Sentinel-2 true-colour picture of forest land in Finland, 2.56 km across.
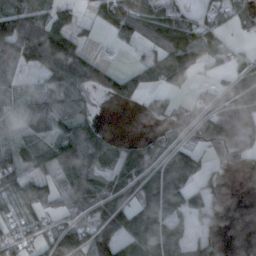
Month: October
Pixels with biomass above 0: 68%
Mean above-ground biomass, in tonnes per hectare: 63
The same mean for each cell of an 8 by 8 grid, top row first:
95 69 24 71 84 70 44 59
84 80 40 6 36 134 60 18
28 37 75 58 56 60 17 73
56 56 43 3 20 44 89 92
53 74 115 30 31 72 71 61
87 64 89 50 105 149 48 10
58 62 68 92 121 71 65 0
61 79 94 104 132 67 46 0
